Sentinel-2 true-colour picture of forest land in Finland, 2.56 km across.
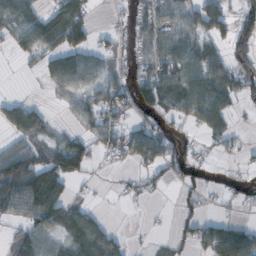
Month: October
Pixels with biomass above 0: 58%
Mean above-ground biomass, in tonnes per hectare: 50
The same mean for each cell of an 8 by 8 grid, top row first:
65 56 77 12 60 56 91 57
39 65 66 41 53 75 55 71
1 36 83 62 67 88 88 62
74 27 61 67 42 46 95 15
45 54 56 56 97 27 19 14
111 98 43 3 30 26 16 12
69 91 38 2 5 18 10 19
46 49 71 54 3 25 70 100
